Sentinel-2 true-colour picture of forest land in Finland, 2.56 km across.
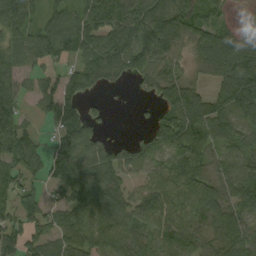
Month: September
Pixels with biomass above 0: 82%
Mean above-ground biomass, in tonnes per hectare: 81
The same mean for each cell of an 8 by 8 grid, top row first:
100 75 80 94 109 121 59 6
68 111 102 97 112 73 108 94
47 45 78 46 57 82 42 137
63 81 75 8 7 138 122 81
107 38 112 42 58 112 85 53
67 57 117 92 51 90 76 102
70 58 84 110 110 99 117 75
76 78 96 104 57 85 64 102
